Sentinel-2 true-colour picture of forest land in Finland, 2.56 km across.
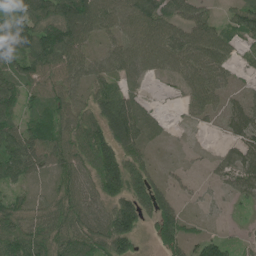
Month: June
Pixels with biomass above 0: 88%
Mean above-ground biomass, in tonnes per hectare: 73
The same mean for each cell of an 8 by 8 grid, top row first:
98 122 149 96 111 73 53 76
94 139 84 49 86 75 94 40
91 93 67 69 29 30 75 14
69 74 73 114 45 17 45 47
105 108 90 125 67 6 4 57
64 51 72 156 102 22 14 62
75 61 77 91 110 75 17 18
105 94 90 125 24 107 56 24
